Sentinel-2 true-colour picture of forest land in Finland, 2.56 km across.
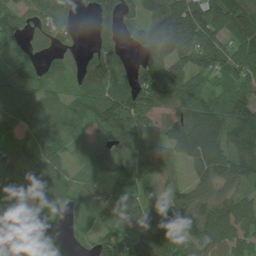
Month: July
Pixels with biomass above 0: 85%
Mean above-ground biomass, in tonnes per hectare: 91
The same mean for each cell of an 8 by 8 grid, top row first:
69 56 22 69 100 179 153 149
45 39 28 61 97 162 130 95
74 51 65 94 111 125 51 74
63 80 59 134 99 75 126 122
67 87 50 96 64 127 156 140
83 101 39 69 108 24 106 130
77 123 53 86 95 96 85 102
98 149 24 68 93 134 126 90
